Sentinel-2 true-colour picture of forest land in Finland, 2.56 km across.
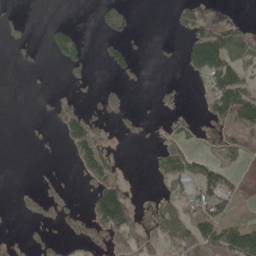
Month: May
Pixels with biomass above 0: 33%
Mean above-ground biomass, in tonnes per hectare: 34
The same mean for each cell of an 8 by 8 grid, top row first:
6 0 0 43 0 39 28 6
10 19 37 37 2 3 170 95
0 0 21 11 7 3 66 87
0 3 30 27 3 18 38 133
0 2 76 9 4 48 12 41
0 4 21 45 1 80 56 10
7 28 11 182 10 53 54 18
6 26 27 49 47 63 91 158
